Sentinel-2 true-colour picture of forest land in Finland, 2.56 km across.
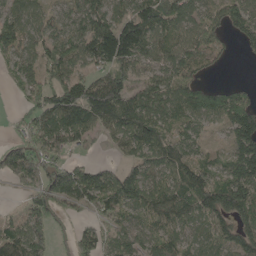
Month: May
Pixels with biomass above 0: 79%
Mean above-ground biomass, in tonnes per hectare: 99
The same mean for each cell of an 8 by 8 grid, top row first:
86 57 103 122 146 112 80 107
90 111 122 191 107 86 87 25
53 72 81 113 72 113 31 9
17 131 176 168 139 97 126 140
67 140 68 48 138 100 32 115
111 151 147 97 98 108 93 150
14 113 54 98 99 132 142 155
113 82 75 57 81 93 93 111
